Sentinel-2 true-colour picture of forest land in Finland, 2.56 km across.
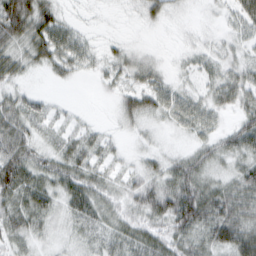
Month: February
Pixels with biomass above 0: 80%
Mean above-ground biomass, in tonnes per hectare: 31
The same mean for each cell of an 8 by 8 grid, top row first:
86 51 5 2 21 9 3 41
38 56 33 12 8 5 16 19
24 9 9 21 34 16 21 36
46 21 6 9 43 38 31 32
55 25 33 14 9 6 28 44
67 43 43 18 30 47 31 38
44 39 40 26 41 69 60 52
26 14 19 30 44 43 43 64
